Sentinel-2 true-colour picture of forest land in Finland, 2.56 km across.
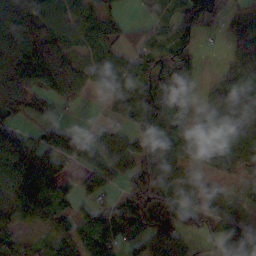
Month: October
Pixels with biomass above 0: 76%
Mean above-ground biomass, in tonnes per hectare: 68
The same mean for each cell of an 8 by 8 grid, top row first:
103 84 69 48 17 69 82 51
74 105 65 64 56 70 3 43
115 100 78 84 79 80 18 73
67 41 7 34 106 91 61 96
89 70 46 64 54 73 71 92
101 63 30 45 122 68 32 36
70 59 29 69 141 137 55 35
50 42 94 112 73 63 32 107
